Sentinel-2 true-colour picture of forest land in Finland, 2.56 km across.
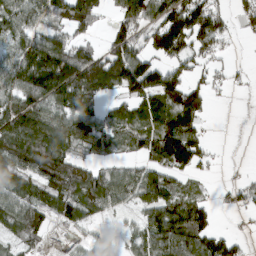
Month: March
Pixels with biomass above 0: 72%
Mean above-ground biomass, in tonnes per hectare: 85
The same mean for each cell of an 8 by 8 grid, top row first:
92 75 121 43 102 135 121 51
84 154 83 97 87 128 78 3
114 191 162 144 157 84 51 11
144 114 127 59 80 128 34 0
152 153 84 56 74 163 36 0
113 117 105 85 91 49 14 11
115 95 108 58 72 89 46 29
53 24 21 25 80 137 108 32
